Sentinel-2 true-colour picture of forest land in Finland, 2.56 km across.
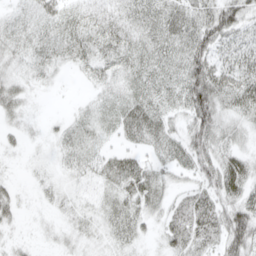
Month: April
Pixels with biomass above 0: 82%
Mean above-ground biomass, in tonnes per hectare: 31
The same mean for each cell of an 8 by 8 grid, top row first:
20 39 31 32 40 43 52 51
27 32 37 35 35 38 62 36
24 13 8 27 36 37 77 47
25 3 11 28 45 27 72 35
11 10 35 14 25 34 55 24
6 11 24 35 39 21 43 53
21 11 16 26 29 25 43 53
11 6 15 17 13 32 30 66
